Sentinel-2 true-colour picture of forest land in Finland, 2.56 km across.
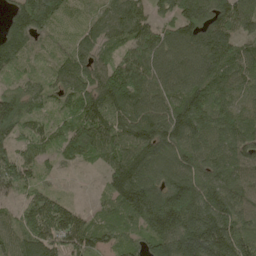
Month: May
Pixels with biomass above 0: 94%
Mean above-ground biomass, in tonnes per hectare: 124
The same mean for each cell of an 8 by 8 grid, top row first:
102 138 45 91 100 110 147 144
135 44 87 64 148 151 151 98
68 66 114 161 172 162 144 111
167 60 128 143 159 161 148 95
88 80 139 142 176 160 142 142
130 35 8 116 176 159 149 143
59 147 42 47 189 208 170 123
123 163 132 67 90 204 220 153
